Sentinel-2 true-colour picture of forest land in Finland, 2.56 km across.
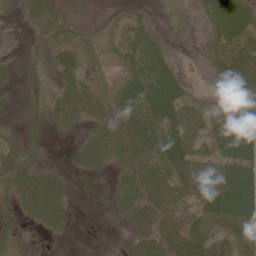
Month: June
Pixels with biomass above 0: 80%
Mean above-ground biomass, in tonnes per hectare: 28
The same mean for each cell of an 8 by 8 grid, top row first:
14 28 9 9 15 19 28 36
7 23 33 20 36 9 20 36
17 18 40 18 41 33 8 55
10 35 47 36 45 34 17 34
15 11 22 59 51 51 19 39
44 34 13 20 48 38 14 50
25 70 2 17 47 24 36 47
15 8 0 0 43 47 44 33
